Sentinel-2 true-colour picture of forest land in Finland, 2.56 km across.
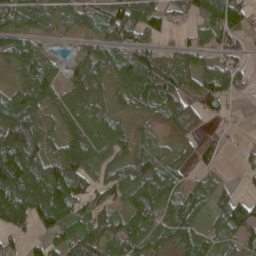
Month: April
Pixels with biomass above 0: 82%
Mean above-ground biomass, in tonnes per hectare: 63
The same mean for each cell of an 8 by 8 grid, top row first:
75 58 50 83 76 28 87 84
80 16 27 60 33 24 48 30
43 72 66 56 98 76 52 36
140 48 66 48 34 70 35 6
160 61 75 86 35 29 19 8
147 108 81 61 112 48 31 20
133 116 53 49 96 85 53 87
26 41 97 79 86 68 54 47
